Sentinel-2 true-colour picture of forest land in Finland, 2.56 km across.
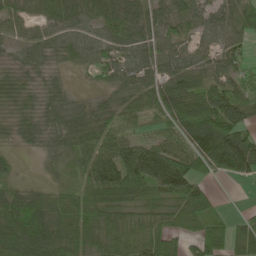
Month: May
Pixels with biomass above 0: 89%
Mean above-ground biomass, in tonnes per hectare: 67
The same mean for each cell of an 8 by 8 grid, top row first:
50 69 60 65 57 67 56 75
37 49 48 45 66 59 43 52
46 36 7 48 65 75 71 57
47 52 47 50 58 98 129 104
29 38 67 82 67 65 101 123
25 16 53 127 160 150 53 69
76 74 73 74 66 88 86 6
83 99 80 86 90 54 100 73
